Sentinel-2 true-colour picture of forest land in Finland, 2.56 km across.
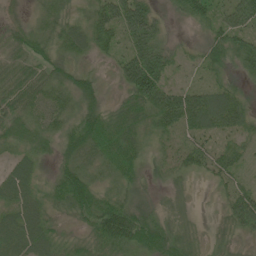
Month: June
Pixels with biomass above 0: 93%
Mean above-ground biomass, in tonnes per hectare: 45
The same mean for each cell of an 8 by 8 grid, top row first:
18 33 23 86 95 23 49 81
37 39 44 40 92 24 53 60
49 45 41 22 135 20 24 24
46 59 43 35 60 110 88 52
33 25 58 66 30 28 44 34
56 19 61 40 20 20 30 31
50 31 48 64 32 15 2 69
59 42 24 72 52 37 21 22
